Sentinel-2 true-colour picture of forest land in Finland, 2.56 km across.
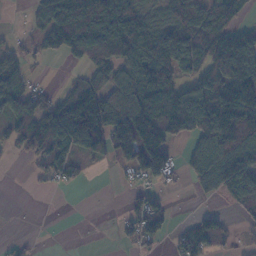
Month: November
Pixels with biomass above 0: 61%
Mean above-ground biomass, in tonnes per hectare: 85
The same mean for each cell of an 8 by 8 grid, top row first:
1 101 189 159 70 91 145 73
39 65 120 159 137 164 169 147
83 6 38 89 127 98 107 147
86 103 148 139 161 188 196 178
52 148 90 95 219 47 141 147
0 46 22 6 75 31 104 144
0 0 0 1 80 7 13 35
12 0 0 6 72 41 96 14
